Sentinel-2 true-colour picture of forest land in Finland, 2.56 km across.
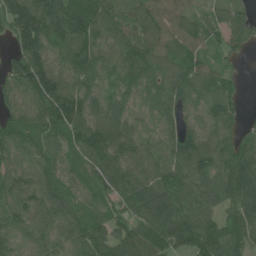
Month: June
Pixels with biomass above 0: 93%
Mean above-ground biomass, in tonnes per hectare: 99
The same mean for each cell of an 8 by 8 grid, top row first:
153 175 165 91 82 88 55 84
85 125 150 89 120 82 66 67
110 146 91 52 103 103 90 34
83 141 127 88 49 106 108 52
103 77 114 134 68 115 90 92
92 93 77 123 84 113 105 154
94 121 81 67 110 128 84 117
67 76 91 101 94 105 139 95
